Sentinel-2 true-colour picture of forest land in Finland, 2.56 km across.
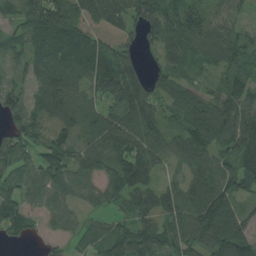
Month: August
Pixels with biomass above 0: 87%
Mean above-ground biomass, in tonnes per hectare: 80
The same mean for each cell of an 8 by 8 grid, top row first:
56 130 77 90 102 88 63 33
49 120 121 65 45 87 85 78
48 89 77 126 68 61 26 77
88 72 64 69 110 75 119 94
98 95 61 99 119 67 110 106
71 74 58 95 107 36 98 104
93 46 37 47 86 88 128 61
41 28 35 89 103 82 90 117
